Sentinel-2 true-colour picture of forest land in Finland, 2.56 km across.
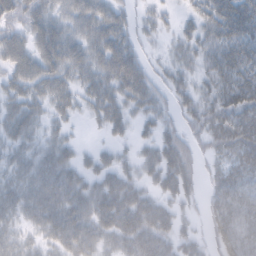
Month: February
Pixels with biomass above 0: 83%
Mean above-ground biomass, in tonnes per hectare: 47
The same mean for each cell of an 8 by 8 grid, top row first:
44 53 60 59 16 17 52 81
70 76 56 76 19 29 45 75
55 62 44 65 56 29 32 61
47 32 22 52 36 26 46 64
37 35 15 21 20 45 31 67
37 54 41 48 30 66 26 63
42 55 58 71 70 32 31 70
32 36 61 43 69 47 25 69
